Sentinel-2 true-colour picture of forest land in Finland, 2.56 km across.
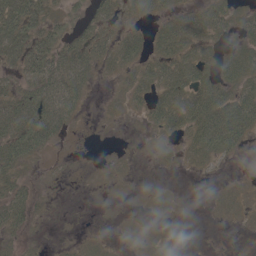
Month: May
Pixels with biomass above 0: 55%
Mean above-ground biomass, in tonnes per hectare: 23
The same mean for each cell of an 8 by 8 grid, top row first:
68 33 17 27 24 30 43 17
59 41 37 32 23 57 23 26
26 61 40 9 34 55 36 43
55 66 19 5 20 50 71 53
53 30 0 1 3 12 48 22
24 3 0 3 0 2 2 2
41 3 0 1 3 3 2 6
12 2 5 2 5 2 0 0
